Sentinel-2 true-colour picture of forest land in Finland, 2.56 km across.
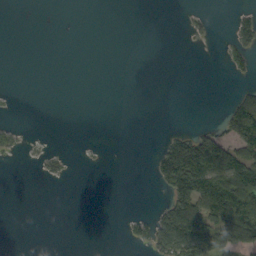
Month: September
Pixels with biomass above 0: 19%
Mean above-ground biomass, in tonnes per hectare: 30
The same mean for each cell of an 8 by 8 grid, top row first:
0 0 0 0 0 0 10 20
0 0 0 0 0 0 1 37
0 0 0 0 0 0 0 9
1 0 0 0 0 0 0 135
13 2 1 0 0 106 155 121
0 13 0 0 0 157 164 142
0 0 0 0 1 120 130 184
0 0 0 0 35 128 104 133
